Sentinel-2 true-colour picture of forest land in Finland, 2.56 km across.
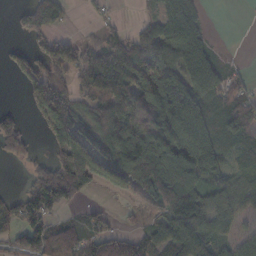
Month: October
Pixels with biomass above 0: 70%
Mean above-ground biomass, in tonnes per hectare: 92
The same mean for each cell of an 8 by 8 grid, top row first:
35 121 4 16 23 147 20 0
27 86 60 68 121 151 67 2
21 132 62 112 151 146 140 51
37 89 88 141 188 186 80 104
96 51 111 156 188 179 113 54
2 125 172 138 203 199 108 49
67 93 34 16 31 137 119 69
75 117 84 82 71 124 122 58
